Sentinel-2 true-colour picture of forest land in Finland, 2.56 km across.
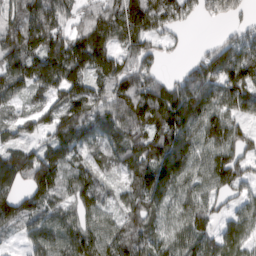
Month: March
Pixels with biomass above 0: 88%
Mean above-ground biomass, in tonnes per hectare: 104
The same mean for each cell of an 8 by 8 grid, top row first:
91 179 82 150 180 101 50 40
126 136 143 121 104 23 35 108
123 123 101 131 131 71 121 132
40 38 116 142 159 172 130 91
37 80 108 106 137 172 111 100
165 149 83 42 141 157 104 89
111 97 88 49 108 76 70 58
31 110 153 109 101 83 81 91
